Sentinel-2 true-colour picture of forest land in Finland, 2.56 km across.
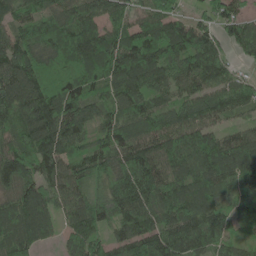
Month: May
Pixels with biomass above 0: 94%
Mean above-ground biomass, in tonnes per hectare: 112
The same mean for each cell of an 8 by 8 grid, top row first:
82 90 127 103 94 88 60 89
130 110 153 137 160 157 129 70
154 103 117 122 118 107 104 69
110 145 132 82 112 95 112 64
97 141 91 117 127 120 146 127
117 115 104 94 131 110 126 121
121 127 116 114 128 134 104 92
120 56 113 80 146 137 132 60
